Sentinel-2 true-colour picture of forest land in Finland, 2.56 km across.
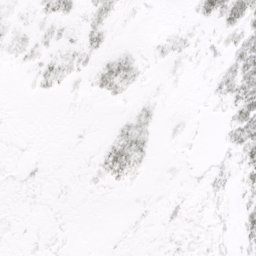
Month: April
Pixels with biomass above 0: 35%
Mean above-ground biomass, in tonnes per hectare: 5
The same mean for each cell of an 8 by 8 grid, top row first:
3 9 7 7 1 0 13 23
5 4 9 5 2 6 4 15
0 9 4 18 4 1 3 24
0 0 1 1 4 1 1 21
1 0 1 7 9 2 0 19
2 2 2 10 2 1 4 8
1 1 0 0 2 4 4 7
1 2 0 1 1 3 3 7
